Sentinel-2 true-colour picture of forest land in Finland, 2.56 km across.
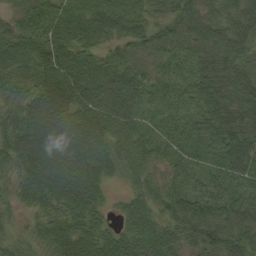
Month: September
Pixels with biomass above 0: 97%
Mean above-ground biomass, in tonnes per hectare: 75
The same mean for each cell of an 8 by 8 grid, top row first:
43 79 90 106 72 74 58 73
79 87 82 53 72 67 75 79
69 95 97 87 74 61 87 86
75 108 92 87 57 51 87 102
103 114 104 80 65 55 78 92
59 119 99 47 45 44 52 68
31 70 88 25 60 83 72 68
37 68 88 59 80 68 89 71
